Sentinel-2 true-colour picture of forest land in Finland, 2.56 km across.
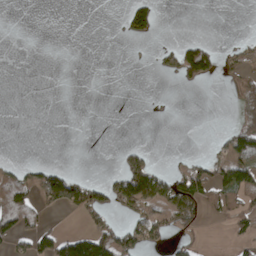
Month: April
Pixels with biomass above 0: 24%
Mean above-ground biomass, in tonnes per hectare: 32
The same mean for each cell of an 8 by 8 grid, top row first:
0 0 0 1 78 0 0 0
0 0 0 0 2 49 45 24
0 0 0 0 0 27 36 43
0 0 0 0 0 3 0 38
0 0 0 1 13 0 4 93
49 78 26 28 152 63 72 107
103 53 86 56 93 129 42 55
63 57 71 93 80 25 8 22
